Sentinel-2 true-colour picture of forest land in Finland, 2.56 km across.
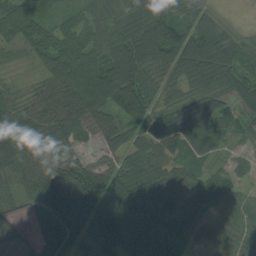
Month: August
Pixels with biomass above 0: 93%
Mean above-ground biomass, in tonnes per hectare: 71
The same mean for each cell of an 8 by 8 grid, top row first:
95 40 45 59 87 69 54 9
31 48 80 83 130 110 122 71
20 56 118 121 69 64 73 59
67 80 95 70 90 60 83 50
137 105 51 59 61 68 69 21
72 122 131 87 98 57 27 27
29 72 103 117 111 57 43 59
32 47 39 106 76 42 31 59
